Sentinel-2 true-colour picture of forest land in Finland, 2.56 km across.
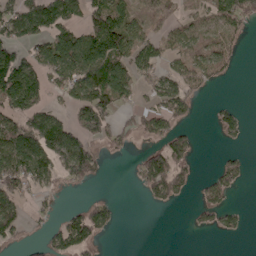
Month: April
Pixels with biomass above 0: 49%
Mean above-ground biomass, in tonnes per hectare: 61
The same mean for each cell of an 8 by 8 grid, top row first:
92 139 71 75 45 42 52 92
65 92 137 89 72 48 54 18
163 60 105 117 40 78 45 3
91 63 77 65 44 63 6 29
141 146 98 36 23 74 0 11
145 94 95 3 91 117 28 57
86 23 45 42 8 15 67 22
38 53 113 6 0 0 0 8
